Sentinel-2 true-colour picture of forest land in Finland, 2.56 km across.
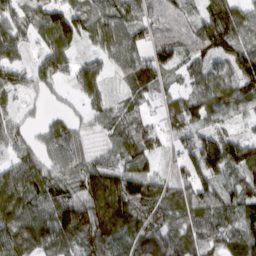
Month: March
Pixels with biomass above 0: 90%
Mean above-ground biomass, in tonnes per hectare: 71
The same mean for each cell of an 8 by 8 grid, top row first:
55 96 94 85 66 68 65 54
54 65 47 90 72 99 68 68
63 43 53 26 67 28 80 96
32 23 27 48 39 76 74 54
60 54 56 53 76 42 88 80
83 69 68 89 89 49 97 60
95 97 116 134 86 87 95 90
85 98 99 77 71 83 93 82
